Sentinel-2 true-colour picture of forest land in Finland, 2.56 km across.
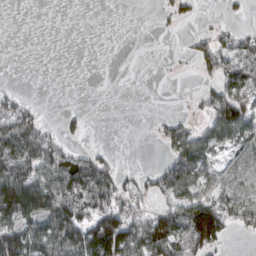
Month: March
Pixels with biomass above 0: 46%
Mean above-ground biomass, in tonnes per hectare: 48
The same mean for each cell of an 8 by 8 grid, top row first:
0 0 0 0 0 24 1 7
0 0 0 0 0 3 50 55
0 0 0 0 0 1 20 70
73 3 9 0 0 5 47 98
103 75 10 3 1 67 66 51
109 83 129 63 18 72 49 61
132 121 109 94 39 80 121 73
127 121 131 174 129 97 117 3
